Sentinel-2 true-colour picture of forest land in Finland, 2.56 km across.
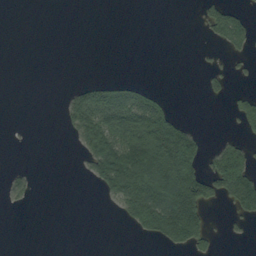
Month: September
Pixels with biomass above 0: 26%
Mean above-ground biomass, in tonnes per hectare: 47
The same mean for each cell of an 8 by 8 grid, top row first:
0 0 0 0 0 0 52 43
0 0 0 0 0 0 7 47
0 0 11 25 7 0 26 8
0 0 106 119 121 27 0 58
1 0 52 166 225 211 18 35
16 0 6 198 223 249 105 134
9 0 0 14 184 221 58 75
0 0 0 0 14 87 34 7
